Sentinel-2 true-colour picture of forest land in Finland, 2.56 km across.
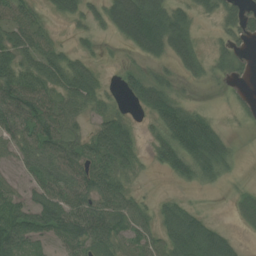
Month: July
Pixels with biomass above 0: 75%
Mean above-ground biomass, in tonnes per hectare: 48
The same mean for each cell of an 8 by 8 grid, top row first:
52 21 38 75 121 62 25 40
72 47 17 4 74 83 14 19
73 68 68 5 57 27 25 12
80 62 40 32 36 88 17 13
45 66 43 93 23 94 114 8
15 48 62 74 11 49 57 9
54 68 66 61 29 42 5 24
73 34 62 59 45 77 85 16
